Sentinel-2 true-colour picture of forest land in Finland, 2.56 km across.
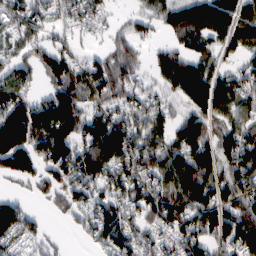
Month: February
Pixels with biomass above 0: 79%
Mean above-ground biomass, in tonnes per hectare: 88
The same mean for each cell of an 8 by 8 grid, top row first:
82 59 81 25 48 90 114 71
52 61 23 59 31 56 63 73
77 56 104 133 31 137 111 74
154 122 111 83 75 48 106 70
186 162 110 138 93 85 107 127
74 69 124 92 103 110 108 111
73 18 72 112 109 118 103 128
63 33 19 120 70 87 91 146
